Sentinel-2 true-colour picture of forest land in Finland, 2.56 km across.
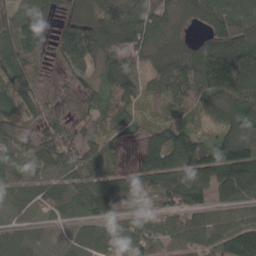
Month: April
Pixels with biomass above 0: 91%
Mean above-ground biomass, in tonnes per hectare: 97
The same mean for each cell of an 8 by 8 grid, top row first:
96 88 93 113 136 80 118 110
132 52 128 121 125 96 124 142
105 31 49 95 57 114 131 150
76 68 53 72 39 63 49 128
92 118 85 76 68 154 110 163
57 71 94 101 117 152 128 164
47 45 59 88 90 108 75 82
83 61 82 98 124 97 100 153
